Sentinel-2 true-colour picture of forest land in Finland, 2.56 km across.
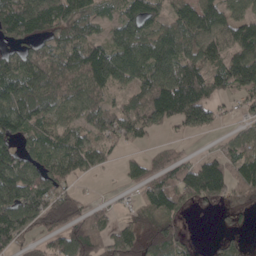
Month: April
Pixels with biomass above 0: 77%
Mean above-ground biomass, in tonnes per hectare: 84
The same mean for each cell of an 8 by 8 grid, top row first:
141 118 100 53 109 70 96 63
66 63 120 106 111 126 85 102
120 116 97 108 105 172 113 100
134 95 83 77 126 129 86 28
76 87 73 48 29 21 4 80
137 83 40 4 82 82 138 96
159 112 67 23 66 96 28 52
76 46 112 86 75 68 8 26
